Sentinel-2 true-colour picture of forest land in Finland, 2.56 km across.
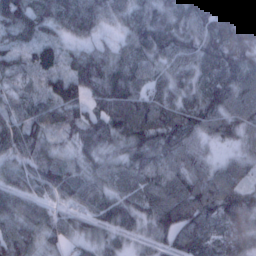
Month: January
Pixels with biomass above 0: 97%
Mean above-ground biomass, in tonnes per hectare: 78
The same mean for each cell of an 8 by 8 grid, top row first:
97 71 121 59 82 83 95 129
72 64 43 44 87 89 101 109
42 54 99 105 62 65 82 93
57 82 73 112 106 99 103 101
88 52 57 62 98 101 40 51
61 69 62 60 83 91 82 65
33 53 54 91 88 131 113 112
91 50 46 57 48 91 84 78
